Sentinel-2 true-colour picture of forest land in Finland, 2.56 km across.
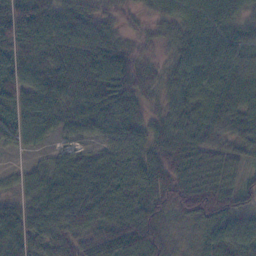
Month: November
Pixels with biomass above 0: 92%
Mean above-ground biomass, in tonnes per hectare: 65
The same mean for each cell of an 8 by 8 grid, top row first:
101 77 57 31 24 59 84 50
91 83 74 66 25 51 92 59
83 87 87 100 55 54 71 78
67 67 78 86 45 48 78 82
35 22 36 66 68 72 61 58
25 58 88 91 75 76 74 36
59 23 66 91 85 64 85 44
75 68 66 111 77 27 47 58
